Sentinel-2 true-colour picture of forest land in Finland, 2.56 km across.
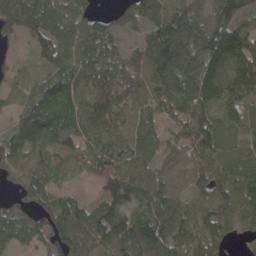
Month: April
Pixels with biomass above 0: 90%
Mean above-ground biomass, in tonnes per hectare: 86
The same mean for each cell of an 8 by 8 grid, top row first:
123 104 75 38 85 114 75 105
29 96 95 68 77 180 140 122
35 79 95 92 68 154 95 109
49 87 95 99 48 75 69 78
121 115 99 85 51 64 97 41
90 69 24 89 81 66 77 76
73 66 79 124 86 88 78 101
75 62 121 118 139 105 73 15
